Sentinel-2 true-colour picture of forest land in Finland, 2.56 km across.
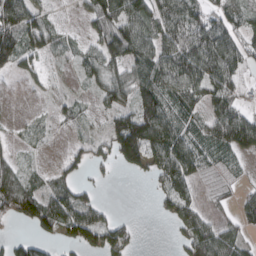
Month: March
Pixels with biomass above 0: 69%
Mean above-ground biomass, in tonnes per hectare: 62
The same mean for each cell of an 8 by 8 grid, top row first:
106 39 28 105 88 90 67 58
103 31 41 127 94 104 116 76
11 20 30 84 86 105 98 49
10 20 37 72 106 93 64 71
24 17 29 82 140 87 83 80
73 35 40 12 23 85 25 30
113 104 98 13 0 70 26 47
43 43 77 91 4 18 99 54
